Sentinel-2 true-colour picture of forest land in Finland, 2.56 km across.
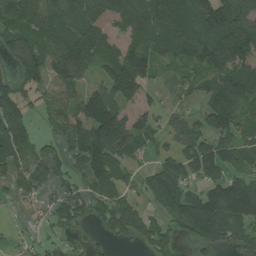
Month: July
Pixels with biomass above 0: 74%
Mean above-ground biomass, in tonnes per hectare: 96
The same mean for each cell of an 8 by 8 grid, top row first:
120 105 127 94 108 131 150 139
113 88 126 73 97 97 131 168
79 85 67 115 90 35 78 130
147 43 105 145 64 36 117 129
121 30 108 183 75 67 123 106
85 68 73 121 55 131 111 83
15 55 76 90 52 151 209 176
18 41 15 44 77 53 118 86
